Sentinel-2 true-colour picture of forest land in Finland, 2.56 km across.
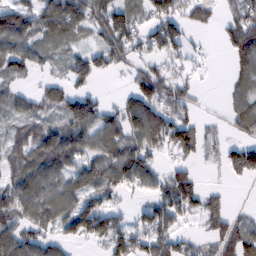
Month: February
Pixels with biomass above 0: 70%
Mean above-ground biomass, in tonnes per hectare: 62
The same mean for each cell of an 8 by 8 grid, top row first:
92 106 105 99 56 63 45 68
87 51 39 83 48 55 9 111
45 20 46 8 76 46 2 50
50 43 105 40 105 74 7 53
58 102 88 80 77 92 41 55
61 90 79 83 74 77 5 45
87 92 93 45 36 89 64 7
90 53 25 81 67 52 35 87
